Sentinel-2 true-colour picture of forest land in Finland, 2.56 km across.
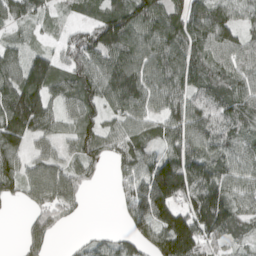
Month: April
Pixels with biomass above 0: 84%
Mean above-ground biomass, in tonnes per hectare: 93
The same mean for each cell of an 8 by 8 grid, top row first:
81 48 35 102 127 101 118 59
55 39 124 162 128 145 104 92
115 132 117 140 130 124 70 84
186 100 101 64 82 103 91 100
87 54 91 62 81 99 90 64
90 130 63 30 109 203 118 97
11 85 33 9 119 134 190 87
10 60 16 38 83 205 102 48
